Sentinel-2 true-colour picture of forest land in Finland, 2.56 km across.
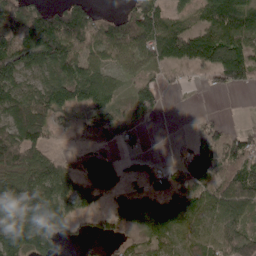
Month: April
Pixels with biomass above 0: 77%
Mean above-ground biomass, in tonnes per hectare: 87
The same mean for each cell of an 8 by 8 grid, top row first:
90 116 139 40 130 55 95 144
123 186 107 106 114 141 160 121
100 85 112 61 38 18 27 95
98 89 60 84 74 1 9 0
144 60 30 43 19 21 81 81
106 110 84 133 59 82 121 114
114 136 61 65 184 133 85 95
122 91 19 24 61 74 83 105
